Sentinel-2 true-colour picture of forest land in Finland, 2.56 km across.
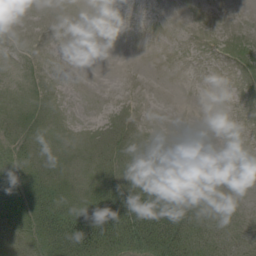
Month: August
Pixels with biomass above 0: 45%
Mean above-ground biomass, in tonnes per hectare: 11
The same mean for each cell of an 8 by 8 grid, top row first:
0 0 0 0 0 0 0 0
0 0 0 0 0 0 1 8
0 1 0 0 0 0 0 3
10 5 0 2 1 0 0 0
11 9 4 15 6 2 0 0
18 16 7 19 16 11 5 0
22 39 41 62 51 35 16 2
10 37 56 41 38 36 21 8
